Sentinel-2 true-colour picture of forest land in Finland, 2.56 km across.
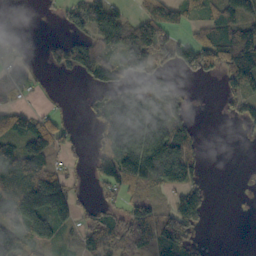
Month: October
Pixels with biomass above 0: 57%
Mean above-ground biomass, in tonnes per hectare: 67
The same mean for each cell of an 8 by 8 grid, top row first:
0 7 87 94 71 74 56 102
24 29 81 92 144 93 119 149
50 1 22 78 92 23 27 84
79 21 10 163 102 58 0 48
72 96 19 122 140 85 6 3
79 113 7 115 142 114 12 0
129 188 45 44 64 71 35 1
103 68 38 81 104 117 3 0
